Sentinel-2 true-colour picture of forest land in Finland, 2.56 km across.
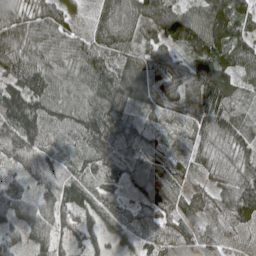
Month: May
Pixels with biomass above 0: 98%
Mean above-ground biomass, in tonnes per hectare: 101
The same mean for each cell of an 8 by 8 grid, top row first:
84 86 41 109 123 111 123 101
120 91 88 109 89 76 148 107
114 129 112 142 116 103 145 76
182 150 137 127 60 79 149 79
128 106 88 143 94 49 90 83
60 99 99 96 103 76 54 101
123 108 128 75 97 94 118 155
55 105 84 54 54 98 91 32
